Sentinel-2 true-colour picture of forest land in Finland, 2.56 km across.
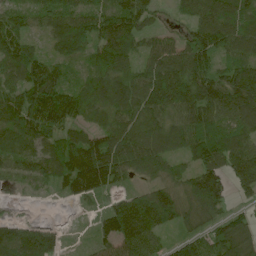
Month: June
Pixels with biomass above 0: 89%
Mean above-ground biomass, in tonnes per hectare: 101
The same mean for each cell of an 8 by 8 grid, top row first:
79 79 89 119 95 39 117 98
121 45 81 130 64 82 140 111
84 146 44 117 105 161 129 139
146 207 111 102 127 136 145 135
112 85 104 125 139 117 152 112
50 84 159 106 51 62 154 126
8 3 16 71 145 130 127 27
105 84 9 96 127 50 79 140
